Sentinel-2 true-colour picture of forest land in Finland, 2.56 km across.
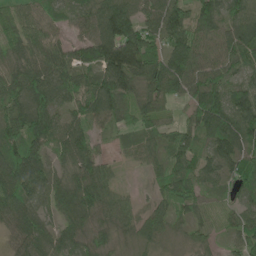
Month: June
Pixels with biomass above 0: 92%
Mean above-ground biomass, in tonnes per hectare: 71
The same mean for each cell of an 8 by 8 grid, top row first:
66 58 53 132 71 102 71 80
66 73 64 160 110 91 77 107
80 88 71 120 83 94 84 58
98 86 64 83 65 27 119 112
86 65 70 22 49 73 65 104
130 64 66 37 18 79 52 61
76 55 76 57 33 58 40 54
41 65 50 39 43 32 38 65
